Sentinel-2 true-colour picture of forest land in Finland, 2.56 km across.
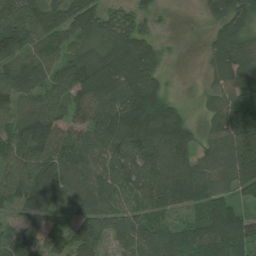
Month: July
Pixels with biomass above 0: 87%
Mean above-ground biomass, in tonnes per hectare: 101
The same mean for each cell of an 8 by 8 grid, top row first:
119 116 142 62 51 2 47 124
114 94 87 110 114 4 56 109
100 91 137 153 160 4 40 125
70 107 70 119 249 96 64 116
95 146 77 114 168 165 89 181
87 106 74 96 108 159 95 137
66 77 62 74 73 70 109 69
82 58 159 87 115 77 157 152
